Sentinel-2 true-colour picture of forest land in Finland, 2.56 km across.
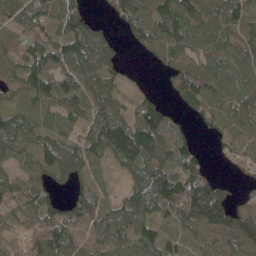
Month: May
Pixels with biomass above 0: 83%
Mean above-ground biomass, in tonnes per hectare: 70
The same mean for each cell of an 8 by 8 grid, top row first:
68 82 66 28 71 115 62 70
42 93 102 41 37 86 62 66
50 107 81 48 4 68 86 52
60 61 60 79 99 34 55 58
76 73 66 132 161 86 13 41
54 56 44 18 88 109 70 23
75 79 81 49 94 102 199 51
46 98 88 72 81 52 42 81
